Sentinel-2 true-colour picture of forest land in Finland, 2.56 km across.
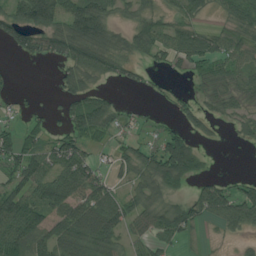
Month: July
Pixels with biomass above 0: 65%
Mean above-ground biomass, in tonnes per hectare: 52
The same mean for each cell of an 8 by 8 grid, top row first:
69 99 106 47 37 35 17 57
45 71 103 71 52 67 64 59
7 4 61 29 20 11 49 53
14 14 82 51 10 25 31 33
62 42 51 26 31 77 7 11
61 79 89 31 55 94 23 11
94 87 87 73 61 49 64 87
102 80 100 71 51 38 4 18
